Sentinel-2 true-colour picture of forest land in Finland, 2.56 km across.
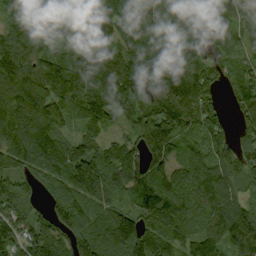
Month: September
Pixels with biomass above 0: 93%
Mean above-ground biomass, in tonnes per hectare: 132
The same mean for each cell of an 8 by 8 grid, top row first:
83 225 235 154 136 162 189 98
151 131 139 118 140 133 102 92
151 163 149 156 149 164 116 96
176 165 109 121 137 188 114 80
147 131 118 87 176 120 104 99
127 128 101 112 143 108 103 122
156 87 128 92 137 125 98 109
109 132 161 152 149 92 118 131
